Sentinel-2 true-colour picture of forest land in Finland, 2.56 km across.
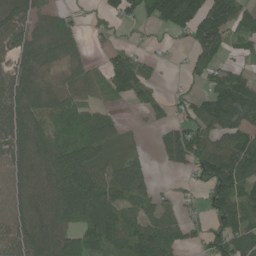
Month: June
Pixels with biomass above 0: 75%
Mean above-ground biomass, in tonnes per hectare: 82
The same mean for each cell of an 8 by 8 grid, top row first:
93 84 18 36 58 107 134 100
83 100 44 44 19 11 132 42
91 43 66 106 90 6 66 86
107 105 94 28 45 32 102 139
84 124 134 46 11 109 112 111
73 103 134 69 63 12 110 119
78 100 130 90 78 33 65 117
101 107 120 75 161 84 99 102
